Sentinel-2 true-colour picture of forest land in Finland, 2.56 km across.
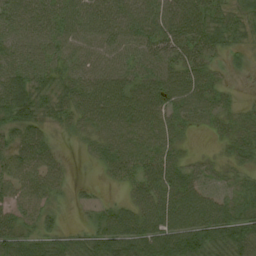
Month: August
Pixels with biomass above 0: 89%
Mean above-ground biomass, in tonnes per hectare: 50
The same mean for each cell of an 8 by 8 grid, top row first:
51 52 58 56 55 70 49 21
47 49 45 52 48 52 41 20
63 44 52 60 56 64 42 5
70 35 49 68 65 51 41 25
49 38 11 53 54 37 5 45
88 74 1 36 61 59 32 26
43 35 13 36 58 87 71 47
58 49 41 95 84 94 76 68
